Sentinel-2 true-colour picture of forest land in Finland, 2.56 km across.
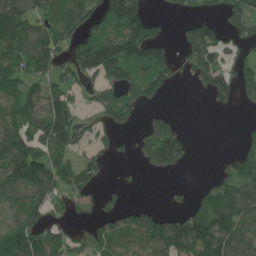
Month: June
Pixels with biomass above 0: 60%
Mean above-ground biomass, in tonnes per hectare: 89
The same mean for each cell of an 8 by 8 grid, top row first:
169 101 112 135 114 23 51 115
136 136 109 158 163 41 138 53
133 108 77 104 129 44 113 89
113 165 63 99 40 19 7 10
145 139 59 38 82 137 0 33
120 131 106 7 11 18 13 108
68 88 39 49 54 25 103 121
132 91 57 101 92 173 170 106
